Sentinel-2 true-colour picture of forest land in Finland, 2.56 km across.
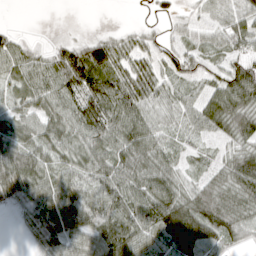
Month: April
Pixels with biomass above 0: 83%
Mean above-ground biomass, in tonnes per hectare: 53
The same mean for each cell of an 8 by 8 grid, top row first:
0 0 0 0 2 20 25 51
42 19 43 75 39 36 39 43
48 64 86 65 77 40 46 100
40 59 79 68 59 39 66 77
74 56 59 64 72 25 18 48
82 55 57 71 67 44 33 84
25 74 90 71 77 94 92 60
1 53 62 86 60 93 84 33
